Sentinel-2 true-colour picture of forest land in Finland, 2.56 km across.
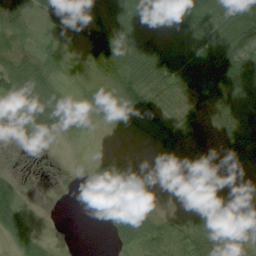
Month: July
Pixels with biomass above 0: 81%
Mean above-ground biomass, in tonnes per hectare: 57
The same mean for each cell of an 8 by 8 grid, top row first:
80 72 62 71 92 92 91 113
76 38 41 84 109 82 102 107
95 68 28 46 77 93 141 110
36 85 39 52 84 68 84 98
10 12 7 1 16 116 69 84
26 3 4 18 2 13 96 54
68 2 0 9 21 8 73 60
41 19 1 30 71 58 91 43
